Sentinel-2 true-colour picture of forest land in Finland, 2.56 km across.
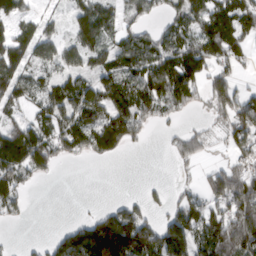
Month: March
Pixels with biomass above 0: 66%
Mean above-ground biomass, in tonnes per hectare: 83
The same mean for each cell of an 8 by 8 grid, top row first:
74 30 72 75 56 79 117 123
117 66 93 68 129 124 122 65
96 63 71 98 145 186 81 36
40 96 90 89 99 72 40 118
151 123 98 89 22 41 46 73
104 29 0 0 1 16 61 106
54 0 2 38 52 69 80 140
4 30 171 238 166 145 143 165
